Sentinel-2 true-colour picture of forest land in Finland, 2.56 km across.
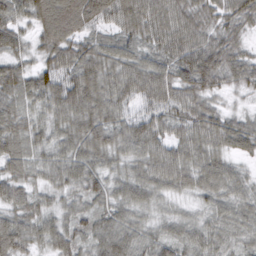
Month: March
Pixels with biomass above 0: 98%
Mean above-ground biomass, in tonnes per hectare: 57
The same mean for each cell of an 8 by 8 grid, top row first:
54 101 104 73 81 72 47 57
48 62 56 52 49 72 73 41
68 69 85 65 77 65 65 46
49 50 86 69 62 59 61 27
58 43 68 68 67 60 61 51
49 38 55 45 55 69 63 36
49 35 41 49 43 26 37 47
71 47 48 69 47 48 46 33
